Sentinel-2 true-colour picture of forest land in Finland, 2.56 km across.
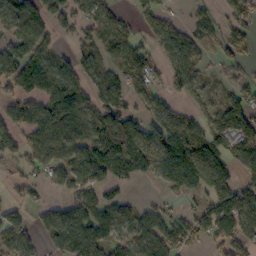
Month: October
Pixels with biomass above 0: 68%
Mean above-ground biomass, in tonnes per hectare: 78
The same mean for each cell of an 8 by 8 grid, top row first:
105 47 48 64 50 25 33 72
105 59 37 69 37 87 29 49
105 115 93 74 71 34 23 37
94 136 113 149 64 51 47 110
83 115 92 138 114 151 86 110
35 48 87 80 57 108 120 72
57 41 89 83 47 28 97 162
88 45 112 71 102 97 65 94
